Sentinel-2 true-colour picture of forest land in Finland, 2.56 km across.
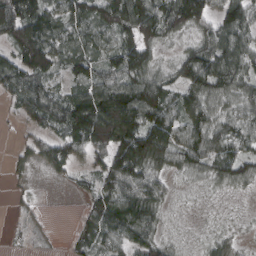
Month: March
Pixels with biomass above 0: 82%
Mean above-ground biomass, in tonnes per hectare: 73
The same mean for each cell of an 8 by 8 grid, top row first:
127 88 93 124 135 117 71 92
92 123 88 75 98 28 88 89
91 75 80 78 104 69 110 80
25 96 132 162 136 86 77 65
14 58 87 131 175 97 85 75
18 19 26 86 93 38 55 72
13 4 12 104 107 15 12 11
6 8 44 77 81 26 36 22
